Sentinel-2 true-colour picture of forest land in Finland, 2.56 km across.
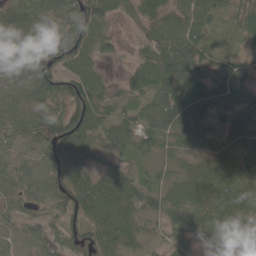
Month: May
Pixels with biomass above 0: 93%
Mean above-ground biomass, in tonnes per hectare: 67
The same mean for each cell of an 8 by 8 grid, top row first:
78 68 99 44 41 68 63 50
73 79 86 37 45 92 50 28
68 82 74 20 53 101 63 70
66 65 104 56 63 100 69 64
41 94 92 79 66 57 62 75
62 83 72 68 41 58 87 83
50 54 86 93 73 72 80 85
53 62 77 78 41 50 52 39
